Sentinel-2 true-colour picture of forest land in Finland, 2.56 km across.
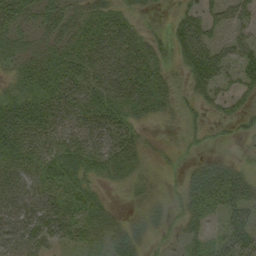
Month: September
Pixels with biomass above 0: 75%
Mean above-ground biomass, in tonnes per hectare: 33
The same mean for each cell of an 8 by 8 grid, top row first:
40 33 31 35 12 15 27 33
30 34 38 47 37 30 45 38
27 46 48 51 48 10 50 34
58 48 43 52 31 21 16 23
55 42 45 43 20 9 10 6
46 40 35 24 22 12 39 28
50 56 41 15 23 19 27 41
57 38 27 34 22 15 24 42
